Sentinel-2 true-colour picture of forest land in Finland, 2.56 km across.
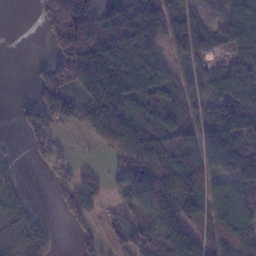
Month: January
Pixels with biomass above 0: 71%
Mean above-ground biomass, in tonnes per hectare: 93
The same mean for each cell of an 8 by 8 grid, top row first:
0 115 154 156 173 123 54 129
0 34 195 179 123 81 82 46
0 113 144 198 208 82 69 94
20 134 84 198 129 98 75 136
3 54 4 100 121 96 103 90
29 18 60 55 173 149 92 134
48 5 66 20 110 143 124 132
21 40 41 28 101 156 88 145
